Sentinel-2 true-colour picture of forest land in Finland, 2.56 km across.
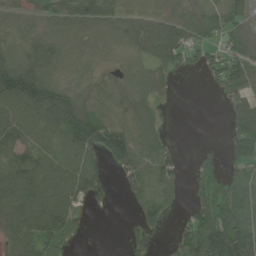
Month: July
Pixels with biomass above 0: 73%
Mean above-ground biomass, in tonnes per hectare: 55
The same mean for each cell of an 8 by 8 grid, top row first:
14 28 61 43 14 53 54 41
28 57 9 9 51 93 52 60
119 61 12 34 27 21 21 85
85 127 97 65 58 2 0 71
92 58 96 99 87 15 8 65
110 87 91 11 85 53 55 32
101 92 42 13 58 21 74 52
69 79 18 0 28 40 124 87
